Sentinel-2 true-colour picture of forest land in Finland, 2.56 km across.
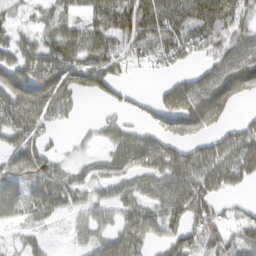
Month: March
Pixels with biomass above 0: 72%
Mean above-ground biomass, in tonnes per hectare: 59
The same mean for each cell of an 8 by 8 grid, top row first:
24 37 41 89 104 88 102 60
63 81 102 73 64 61 47 66
112 127 94 67 5 31 65 89
128 102 15 22 24 83 90 15
52 32 8 46 66 54 37 62
64 77 29 48 54 73 77 66
46 58 33 38 54 78 81 26
14 15 16 37 48 58 72 61
